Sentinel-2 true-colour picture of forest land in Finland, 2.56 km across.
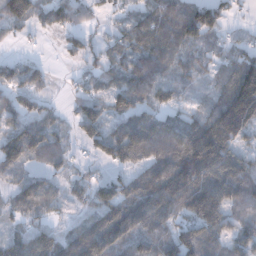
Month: December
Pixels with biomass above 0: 78%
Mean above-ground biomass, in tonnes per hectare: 80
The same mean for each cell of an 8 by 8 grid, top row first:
123 77 48 26 79 115 97 13
14 3 48 50 110 87 50 43
64 37 28 68 116 57 41 139
78 44 50 71 81 60 91 190
119 97 30 93 125 117 209 66
35 49 31 44 84 150 143 115
56 53 28 121 127 94 128 67
64 75 126 132 87 100 106 64
